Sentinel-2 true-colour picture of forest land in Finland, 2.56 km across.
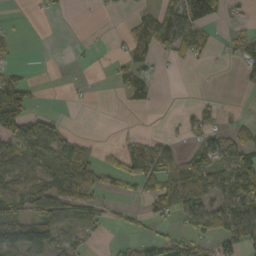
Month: October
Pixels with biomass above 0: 44%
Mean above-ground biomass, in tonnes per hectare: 36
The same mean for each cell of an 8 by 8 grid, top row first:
1 6 0 2 30 53 87 9
11 0 2 4 41 35 24 34
47 0 1 13 46 0 0 12
91 14 0 0 9 2 17 4
73 85 20 5 36 16 57 68
62 44 69 32 54 87 71 88
61 91 46 13 19 69 65 73
90 72 24 6 35 48 32 66
